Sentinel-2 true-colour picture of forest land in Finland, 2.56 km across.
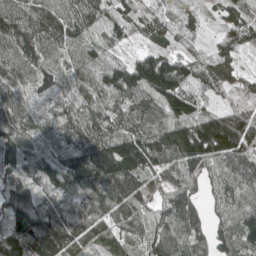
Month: May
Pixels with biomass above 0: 96%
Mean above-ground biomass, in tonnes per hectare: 106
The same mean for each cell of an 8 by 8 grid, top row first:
116 140 111 82 120 74 35 88
111 112 84 52 41 73 44 81
99 92 83 79 171 173 93 65
105 65 103 79 122 146 86 150
100 58 125 155 157 178 229 171
70 86 140 171 111 69 81 99
113 77 92 94 73 130 58 113
158 220 110 80 91 100 90 125
